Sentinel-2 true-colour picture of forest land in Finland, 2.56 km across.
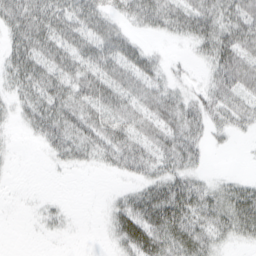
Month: March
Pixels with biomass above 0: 69%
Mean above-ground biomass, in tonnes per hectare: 28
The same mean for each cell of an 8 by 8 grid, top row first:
55 53 51 29 50 39 41 39
38 43 39 45 20 2 31 41
32 43 39 39 32 11 16 39
16 46 36 36 31 36 29 32
3 29 36 41 32 37 16 2
1 1 2 9 27 31 9 8
1 10 0 18 48 60 41 44
0 3 1 16 51 49 34 14
